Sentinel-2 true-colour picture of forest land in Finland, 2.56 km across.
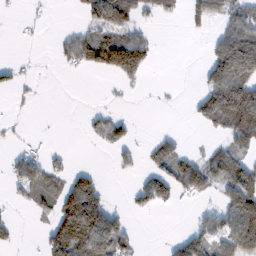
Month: February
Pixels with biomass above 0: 39%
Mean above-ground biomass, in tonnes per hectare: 46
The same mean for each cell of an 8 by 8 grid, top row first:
3 4 23 109 33 21 58 65
1 1 70 159 74 0 27 143
25 1 1 19 29 0 67 133
3 0 4 14 1 3 91 136
8 6 1 42 13 30 15 58
47 60 46 6 30 91 91 99
10 34 169 32 30 15 14 129
17 70 164 108 4 26 54 102
